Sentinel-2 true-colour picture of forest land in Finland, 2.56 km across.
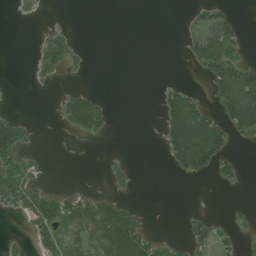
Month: July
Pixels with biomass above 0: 29%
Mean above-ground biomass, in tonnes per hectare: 29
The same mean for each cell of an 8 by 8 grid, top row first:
6 1 0 0 0 0 45 8
0 49 7 0 0 0 75 29
0 16 1 0 0 2 37 104
7 0 95 14 0 100 39 111
81 0 4 1 0 92 123 8
52 5 0 15 0 13 25 21
47 86 68 62 11 0 2 3
10 48 47 120 78 10 48 18
